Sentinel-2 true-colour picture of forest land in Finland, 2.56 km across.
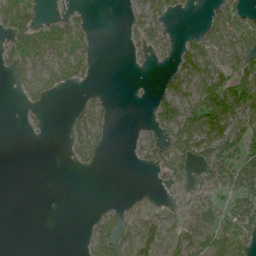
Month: June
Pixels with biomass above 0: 47%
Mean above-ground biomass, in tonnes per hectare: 38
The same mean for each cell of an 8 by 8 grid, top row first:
88 16 17 0 45 18 22 55
63 84 48 0 23 32 70 72
24 60 32 0 1 57 98 89
2 8 25 16 3 84 133 88
0 1 41 11 31 74 96 92
0 0 2 0 1 49 58 87
0 0 0 15 19 20 49 69
0 0 4 68 68 66 67 70
